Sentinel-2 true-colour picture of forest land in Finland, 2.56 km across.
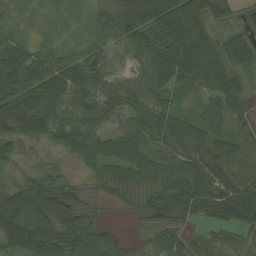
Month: August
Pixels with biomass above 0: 91%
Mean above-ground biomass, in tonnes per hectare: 48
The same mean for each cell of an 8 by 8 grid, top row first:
17 17 15 43 70 110 61 10
33 26 29 32 68 103 66 55
68 53 57 30 45 61 52 37
72 47 54 52 56 37 39 34
38 27 50 62 47 48 52 31
27 50 15 44 56 48 60 24
90 87 53 7 30 47 58 86
84 92 70 33 13 35 21 19
